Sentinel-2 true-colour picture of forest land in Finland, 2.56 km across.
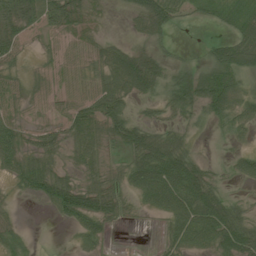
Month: July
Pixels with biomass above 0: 71%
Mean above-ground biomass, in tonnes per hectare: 40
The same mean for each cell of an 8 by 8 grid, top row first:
77 47 40 5 64 33 26 56
33 10 26 32 24 8 23 83
19 11 19 47 88 51 77 31
20 19 48 61 12 36 36 35
48 34 51 21 83 51 4 11
37 74 28 16 90 104 44 27
7 21 78 47 24 82 106 34
34 1 24 7 0 43 56 88
